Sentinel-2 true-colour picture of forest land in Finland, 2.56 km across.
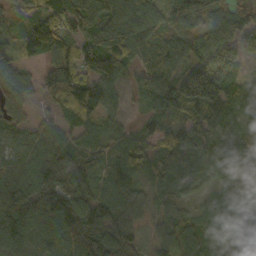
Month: October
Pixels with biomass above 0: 92%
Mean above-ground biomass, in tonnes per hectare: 90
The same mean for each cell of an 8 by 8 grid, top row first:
55 96 103 116 112 81 78 101
71 103 98 124 102 94 114 101
96 80 114 118 66 105 176 52
57 27 83 67 39 73 106 84
76 123 79 73 53 100 114 110
113 109 93 87 52 92 69 68
150 133 134 105 57 72 55 62
107 102 100 132 41 92 86 62
